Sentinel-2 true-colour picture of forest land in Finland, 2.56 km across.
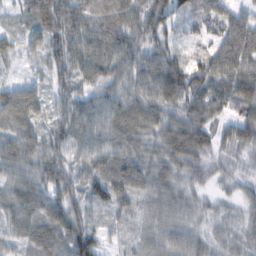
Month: February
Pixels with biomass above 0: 96%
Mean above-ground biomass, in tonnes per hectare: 58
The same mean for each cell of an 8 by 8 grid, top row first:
37 82 86 97 75 55 87 53
39 66 78 76 67 39 46 112
33 39 56 57 71 90 91 88
91 36 65 54 47 63 60 57
68 53 52 74 50 54 44 66
56 59 60 82 57 36 33 37
63 68 41 53 40 54 23 32
34 64 80 17 45 55 29 41
